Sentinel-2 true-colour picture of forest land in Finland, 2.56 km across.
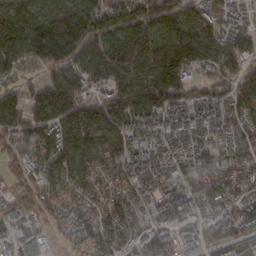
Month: February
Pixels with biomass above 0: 92%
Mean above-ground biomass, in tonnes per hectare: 112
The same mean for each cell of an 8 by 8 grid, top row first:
130 116 178 116 134 128 120 105
165 229 182 176 216 235 143 113
63 122 168 212 178 206 77 97
130 152 169 134 115 114 97 85
68 136 131 81 110 72 69 65
30 97 73 79 119 86 76 85
69 48 69 84 75 109 59 72
71 62 58 87 73 90 60 74
